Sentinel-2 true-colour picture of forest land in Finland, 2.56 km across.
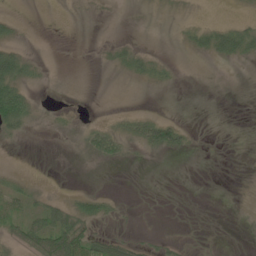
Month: May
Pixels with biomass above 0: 23%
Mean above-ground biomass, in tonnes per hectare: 10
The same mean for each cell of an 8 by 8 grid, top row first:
7 0 1 1 1 3 1 4
16 0 0 10 7 2 30 42
45 2 0 1 15 5 0 0
62 2 1 3 8 0 0 0
2 0 6 25 24 26 0 0
6 0 0 0 0 0 0 0
16 28 28 8 0 0 0 0
21 62 59 29 6 3 1 0
